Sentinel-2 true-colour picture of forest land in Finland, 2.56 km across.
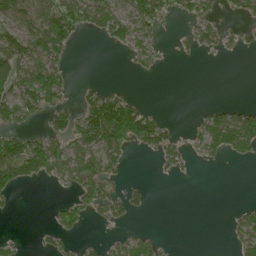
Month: June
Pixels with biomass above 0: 41%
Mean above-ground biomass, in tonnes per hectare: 43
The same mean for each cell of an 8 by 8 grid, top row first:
62 88 79 75 86 34 39 20
76 105 6 25 56 10 34 21
95 110 5 1 4 0 0 0
81 69 65 147 63 0 25 44
91 81 82 113 72 44 65 92
81 54 82 48 1 12 0 0
9 7 64 47 24 0 0 13
13 18 18 14 42 1 0 37
